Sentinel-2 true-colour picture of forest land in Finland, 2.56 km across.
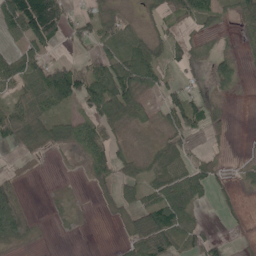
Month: May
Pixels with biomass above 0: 60%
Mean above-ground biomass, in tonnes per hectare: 41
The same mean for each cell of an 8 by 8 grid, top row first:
113 139 34 37 17 45 35 38
27 42 22 52 69 27 12 15
62 112 89 104 74 18 34 23
60 52 25 75 24 64 52 0
42 37 53 41 6 43 12 0
14 1 3 54 41 82 42 14
107 5 3 19 60 101 9 12
48 1 1 2 91 52 32 3
